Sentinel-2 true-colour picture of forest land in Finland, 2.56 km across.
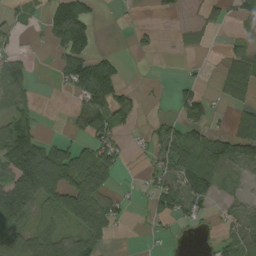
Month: August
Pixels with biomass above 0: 50%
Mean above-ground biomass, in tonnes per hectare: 56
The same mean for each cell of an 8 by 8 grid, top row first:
20 71 154 2 0 15 31 61
18 30 119 5 18 10 11 42
45 3 119 78 2 14 7 98
41 1 71 99 10 34 52 43
150 57 40 67 18 88 84 116
143 197 113 58 18 90 88 40
191 43 136 64 14 70 29 31
69 74 88 30 4 8 9 59
